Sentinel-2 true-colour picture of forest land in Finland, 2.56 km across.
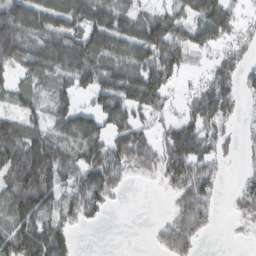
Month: February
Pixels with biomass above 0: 72%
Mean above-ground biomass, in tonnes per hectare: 68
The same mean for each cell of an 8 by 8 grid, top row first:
105 101 96 100 59 68 108 39
96 85 104 94 107 84 48 55
41 50 74 95 107 37 66 63
48 49 74 95 55 32 100 34
123 108 83 87 65 116 63 27
114 129 78 84 18 78 66 22
97 82 69 15 0 41 60 38
101 134 8 0 1 79 7 4
